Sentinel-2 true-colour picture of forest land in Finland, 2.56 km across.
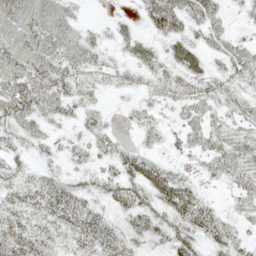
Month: May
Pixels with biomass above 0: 77%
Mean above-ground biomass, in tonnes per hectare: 31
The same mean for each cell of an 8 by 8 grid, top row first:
47 49 13 6 26 54 35 10
47 47 40 13 20 26 26 26
50 49 37 20 20 28 32 29
58 39 28 6 19 18 33 28
24 19 15 28 18 16 33 33
28 23 21 27 52 31 20 36
39 47 45 23 40 51 33 18
55 32 37 40 28 46 33 23
